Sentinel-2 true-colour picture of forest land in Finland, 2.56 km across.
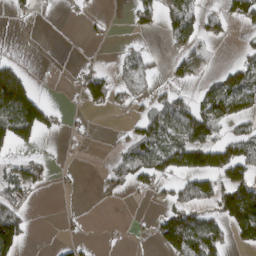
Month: March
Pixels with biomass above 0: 37%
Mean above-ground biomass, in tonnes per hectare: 49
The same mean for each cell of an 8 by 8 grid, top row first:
11 2 8 5 45 87 40 65
1 0 2 4 20 26 16 15
117 0 44 52 32 26 28 99
175 69 10 23 34 77 99 68
84 3 6 9 99 82 123 103
53 25 4 35 66 62 108 96
58 0 2 3 1 71 53 216
110 0 13 3 4 144 129 52
